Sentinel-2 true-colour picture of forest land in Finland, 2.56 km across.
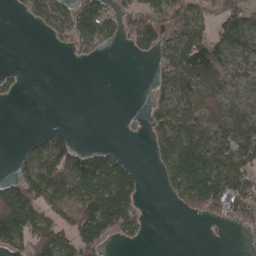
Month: April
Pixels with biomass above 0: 53%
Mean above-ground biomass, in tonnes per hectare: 65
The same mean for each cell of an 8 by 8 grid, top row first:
8 98 122 79 110 82 55 72
0 5 48 19 54 108 132 79
19 0 0 0 1 88 75 52
0 0 0 0 24 93 37 70
4 61 34 17 10 135 111 98
63 103 138 145 21 118 163 103
167 90 116 208 22 26 102 109
101 140 132 44 16 0 4 5
